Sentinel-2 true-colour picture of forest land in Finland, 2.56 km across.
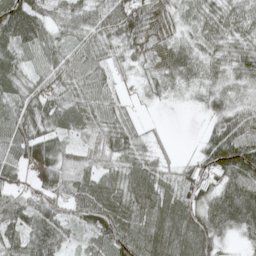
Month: May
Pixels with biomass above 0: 91%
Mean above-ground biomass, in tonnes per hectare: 70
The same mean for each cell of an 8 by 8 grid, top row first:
135 60 70 83 95 42 64 74
80 72 55 53 70 55 48 63
66 70 75 52 35 54 44 54
70 94 84 58 10 2 32 59
86 78 40 75 41 8 60 113
46 80 69 59 89 57 82 131
74 76 89 103 101 95 78 126
70 92 35 106 96 105 86 23
